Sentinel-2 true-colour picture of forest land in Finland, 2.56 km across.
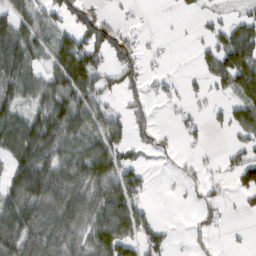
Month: February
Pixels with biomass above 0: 58%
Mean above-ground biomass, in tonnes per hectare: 60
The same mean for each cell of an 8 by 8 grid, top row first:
51 44 64 21 4 7 20 34
95 57 117 78 17 2 44 147
93 69 140 42 39 15 42 123
72 110 105 36 34 15 9 31
111 118 71 80 32 12 13 27
100 128 101 107 41 8 19 64
126 102 92 121 42 1 30 12
126 96 68 134 76 9 14 4
